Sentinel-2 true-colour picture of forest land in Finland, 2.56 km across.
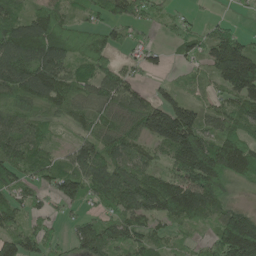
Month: May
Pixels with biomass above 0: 82%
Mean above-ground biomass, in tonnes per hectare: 84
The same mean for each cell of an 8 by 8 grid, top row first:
59 76 30 65 58 33 12 7
170 151 67 61 49 36 85 112
128 137 74 91 22 22 40 204
75 50 63 81 112 135 53 81
115 48 67 98 69 162 119 105
82 74 112 122 93 85 147 70
67 35 45 77 121 134 99 71
86 52 79 91 72 38 57 264
